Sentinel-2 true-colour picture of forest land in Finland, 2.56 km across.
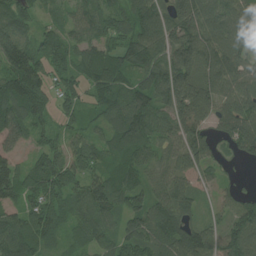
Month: July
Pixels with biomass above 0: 91%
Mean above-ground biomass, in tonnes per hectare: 87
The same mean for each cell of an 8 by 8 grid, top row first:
92 29 65 76 107 116 115 109
140 72 70 72 119 129 111 95
131 79 71 103 88 142 102 94
104 53 54 83 122 112 105 120
34 48 60 64 98 97 89 91
84 100 74 70 65 93 42 12
63 96 75 94 97 126 21 83
104 54 47 64 103 136 95 116
